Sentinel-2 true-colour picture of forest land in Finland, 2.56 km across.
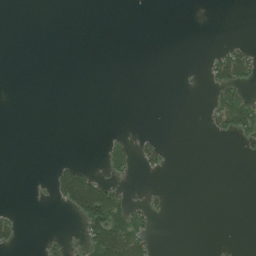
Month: July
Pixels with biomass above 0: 12%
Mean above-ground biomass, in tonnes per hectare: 13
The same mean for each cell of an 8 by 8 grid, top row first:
0 0 0 0 0 0 0 0
0 0 0 0 0 0 2 32
0 0 0 0 0 0 21 78
0 0 0 0 0 0 22 80
0 0 0 13 21 0 1 9
0 10 83 17 6 0 0 0
5 2 79 94 25 0 0 0
25 10 13 104 50 0 0 2
